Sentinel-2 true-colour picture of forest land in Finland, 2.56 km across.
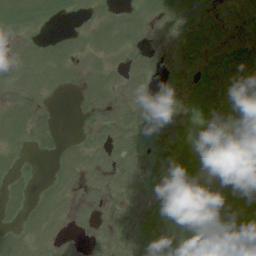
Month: August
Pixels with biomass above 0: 60%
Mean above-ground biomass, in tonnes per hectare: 7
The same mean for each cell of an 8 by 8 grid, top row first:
10 11 3 5 7 11 5 6
3 6 4 5 3 9 12 13
4 5 3 5 7 6 14 10
8 2 2 7 5 8 14 7
5 3 4 9 6 8 12 6
5 1 5 9 9 11 9 6
5 7 2 8 11 10 5 5
6 5 1 7 13 6 8 10
